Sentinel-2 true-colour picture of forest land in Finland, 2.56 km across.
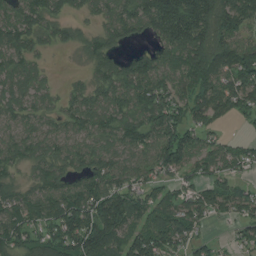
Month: July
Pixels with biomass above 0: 84%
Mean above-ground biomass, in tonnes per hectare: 100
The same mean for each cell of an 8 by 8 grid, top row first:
105 97 40 95 143 214 177 160
106 45 44 77 32 131 150 138
92 38 27 127 143 104 124 140
91 70 110 106 105 111 110 84
91 83 84 84 105 155 62 39
45 97 89 123 80 62 84 43
103 100 155 180 85 94 88 81
111 99 160 120 157 102 47 53
